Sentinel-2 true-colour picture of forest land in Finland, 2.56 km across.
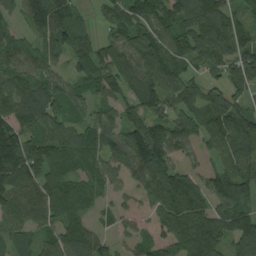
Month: August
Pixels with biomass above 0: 90%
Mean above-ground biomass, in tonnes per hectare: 92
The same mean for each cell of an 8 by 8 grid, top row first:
48 120 39 60 112 118 147 85
84 66 62 90 102 82 122 92
86 81 67 110 118 83 49 62
140 112 55 62 83 77 86 76
136 114 102 80 160 114 98 93
109 113 72 75 120 117 112 93
67 91 86 44 58 107 113 84
56 64 143 54 84 104 150 111
